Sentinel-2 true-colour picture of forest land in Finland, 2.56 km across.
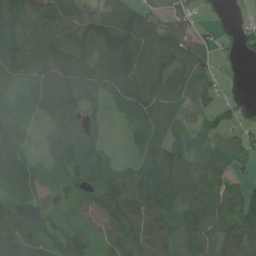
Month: June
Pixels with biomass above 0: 83%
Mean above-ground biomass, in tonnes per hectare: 90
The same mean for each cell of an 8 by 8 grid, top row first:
107 144 110 119 104 69 13 8
118 134 118 177 125 119 60 26
54 122 128 136 161 117 71 6
47 69 117 29 146 103 69 23
87 44 113 18 77 86 59 67
98 32 74 91 127 118 71 41
97 74 58 123 157 88 117 106
110 68 83 87 124 110 114 116
